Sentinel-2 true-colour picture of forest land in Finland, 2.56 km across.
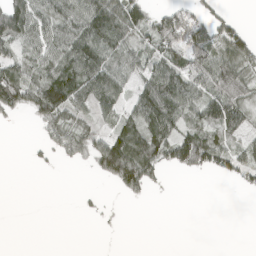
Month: April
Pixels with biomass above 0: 55%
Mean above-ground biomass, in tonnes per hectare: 49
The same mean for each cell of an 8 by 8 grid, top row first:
97 77 84 115 62 61 41 11
41 68 113 83 55 74 102 95
86 82 100 83 59 99 97 79
40 89 41 42 92 93 75 64
0 31 54 87 104 103 93 33
0 2 0 74 92 8 24 43
0 0 4 3 1 0 0 0
0 0 0 0 0 0 0 0
